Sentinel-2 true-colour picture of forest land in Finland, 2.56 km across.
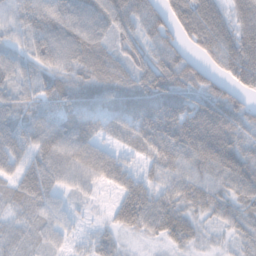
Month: November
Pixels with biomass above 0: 92%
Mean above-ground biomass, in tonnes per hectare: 65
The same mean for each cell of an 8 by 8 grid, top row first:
45 69 71 84 109 85 90 54
38 78 70 48 57 72 77 90
61 58 61 70 80 101 73 81
65 46 73 62 100 121 111 79
77 73 77 33 64 106 124 75
57 69 59 65 46 59 68 90
44 46 15 32 85 70 68 56
39 30 16 30 20 44 20 36
